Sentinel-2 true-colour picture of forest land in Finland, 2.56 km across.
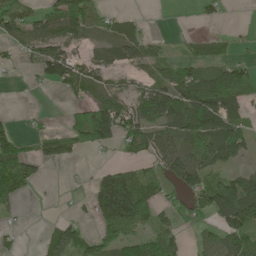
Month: May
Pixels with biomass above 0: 57%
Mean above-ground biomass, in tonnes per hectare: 59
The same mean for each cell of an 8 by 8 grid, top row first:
85 67 125 26 8 0 21 0
42 77 32 45 68 9 27 16
6 65 83 31 34 75 96 86
5 6 42 114 70 97 130 37
81 53 69 58 78 79 86 87
101 7 2 92 64 95 79 72
22 3 9 198 119 55 75 139
13 37 62 93 64 54 36 71
